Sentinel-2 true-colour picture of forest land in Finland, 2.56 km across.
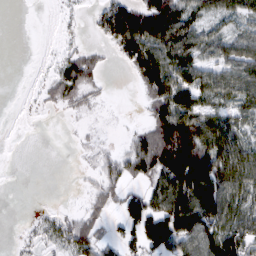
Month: February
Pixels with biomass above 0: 59%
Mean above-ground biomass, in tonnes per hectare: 44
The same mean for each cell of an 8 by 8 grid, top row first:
0 0 5 86 83 84 34 37
0 1 17 25 92 90 48 67
0 16 52 2 56 86 66 80
1 6 13 1 14 111 49 32
0 0 5 6 75 124 79 48
0 0 5 38 43 118 106 75
0 5 13 20 86 117 106 56
4 22 70 25 65 88 94 85
